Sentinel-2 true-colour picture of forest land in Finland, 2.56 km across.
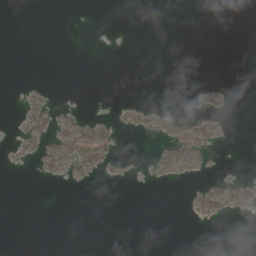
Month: April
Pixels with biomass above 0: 10%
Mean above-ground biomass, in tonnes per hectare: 3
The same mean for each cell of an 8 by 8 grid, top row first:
0 0 0 0 0 0 0 0
0 0 0 0 0 0 0 0
0 0 0 0 0 0 0 0
4 9 4 1 5 1 3 0
2 17 41 20 0 19 12 0
0 10 10 3 1 4 1 2
0 0 0 0 0 0 7 9
0 0 0 1 0 0 0 0
